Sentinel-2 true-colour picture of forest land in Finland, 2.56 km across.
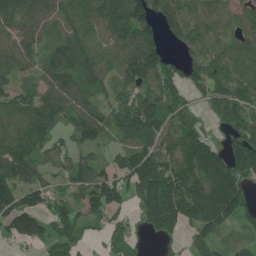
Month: June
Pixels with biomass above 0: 83%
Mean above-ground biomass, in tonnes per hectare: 115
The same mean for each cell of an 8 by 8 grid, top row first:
124 92 118 138 150 122 95 82
99 74 129 111 154 36 104 101
75 90 97 98 127 80 146 134
107 115 91 110 194 96 65 170
127 86 80 57 130 143 127 148
125 62 97 108 196 202 177 166
166 100 114 121 130 229 227 181
63 78 76 59 24 46 118 75
